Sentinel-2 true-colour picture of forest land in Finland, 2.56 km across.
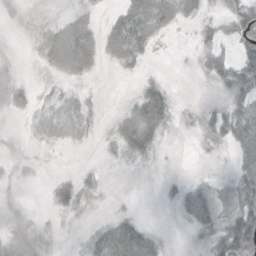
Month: October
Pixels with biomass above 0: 63%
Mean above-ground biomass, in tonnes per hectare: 20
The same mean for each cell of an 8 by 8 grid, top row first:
17 14 23 11 47 27 12 31
5 38 53 30 26 1 16 25
17 6 10 1 11 3 16 37
13 8 12 9 62 14 14 33
4 5 3 15 52 2 9 31
9 3 14 3 2 3 6 20
16 10 24 7 1 12 40 31
36 25 10 89 57 3 23 87
